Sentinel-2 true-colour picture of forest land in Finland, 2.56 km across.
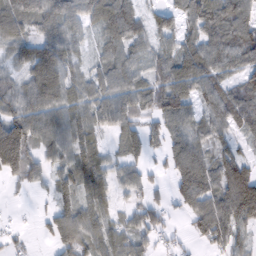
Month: February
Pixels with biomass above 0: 83%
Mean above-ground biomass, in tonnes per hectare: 79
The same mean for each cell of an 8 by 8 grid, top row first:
101 93 72 114 55 63 109 89
74 109 42 75 60 82 95 92
47 141 62 96 64 113 91 51
72 97 76 105 66 118 70 83
176 81 92 34 87 78 69 42
75 54 113 69 52 84 103 133
6 27 114 59 68 32 101 156
21 31 126 94 65 27 47 54
